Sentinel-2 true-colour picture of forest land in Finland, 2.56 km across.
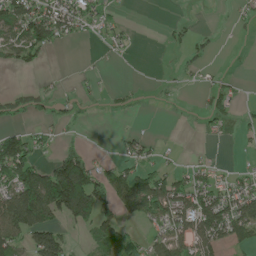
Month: May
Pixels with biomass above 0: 44%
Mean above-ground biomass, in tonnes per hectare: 53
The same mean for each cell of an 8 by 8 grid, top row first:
109 125 73 26 0 3 0 18
87 68 1 28 0 9 13 1
0 4 13 1 2 7 18 9
27 24 20 11 2 2 38 15
116 32 24 7 40 3 11 9
114 127 180 81 83 55 39 38
163 171 175 72 114 119 128 116
78 122 13 92 55 84 106 62
